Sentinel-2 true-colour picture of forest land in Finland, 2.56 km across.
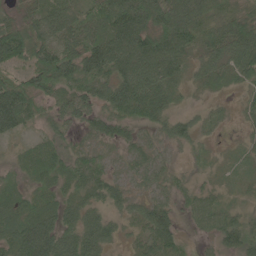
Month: June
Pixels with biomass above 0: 91%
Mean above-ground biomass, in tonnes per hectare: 61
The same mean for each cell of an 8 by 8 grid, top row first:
38 69 56 109 117 116 70 67
102 86 78 110 115 102 54 91
62 107 82 77 99 60 48 52
113 45 58 61 64 47 32 28
32 46 28 38 44 41 21 20
30 58 51 43 46 30 24 23
71 56 66 47 54 40 55 32
88 94 98 47 38 53 26 60
